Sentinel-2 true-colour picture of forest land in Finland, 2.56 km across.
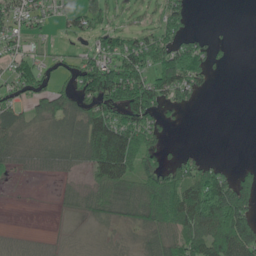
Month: June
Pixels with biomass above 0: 60%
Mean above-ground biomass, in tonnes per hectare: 55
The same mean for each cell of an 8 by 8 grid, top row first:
67 32 67 26 18 71 0 0
36 12 18 75 94 92 42 0
72 35 88 154 93 140 26 0
52 82 71 89 102 24 0 0
44 28 77 165 81 5 0 0
10 10 19 114 60 63 100 47
0 1 31 56 83 114 159 138
8 5 2 7 28 91 134 161
